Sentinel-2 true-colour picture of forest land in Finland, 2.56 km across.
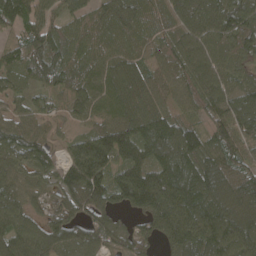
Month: April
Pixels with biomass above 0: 93%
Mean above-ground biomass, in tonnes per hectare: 97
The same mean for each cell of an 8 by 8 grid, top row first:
104 67 72 83 76 92 104 125
88 133 86 68 63 93 106 100
64 82 77 78 83 92 98 94
60 50 59 74 109 68 77 119
103 62 82 126 125 147 88 89
76 78 169 93 156 145 134 97
88 50 96 70 134 185 138 120
105 95 86 74 72 133 142 133
